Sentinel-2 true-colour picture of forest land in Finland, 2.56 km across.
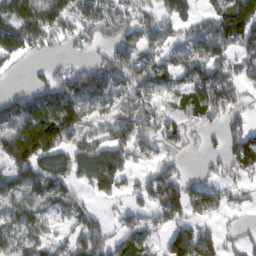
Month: February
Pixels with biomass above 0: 74%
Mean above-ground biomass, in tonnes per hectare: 92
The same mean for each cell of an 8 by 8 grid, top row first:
171 134 114 102 62 94 67 212
128 49 39 79 92 70 115 85
2 63 102 119 103 84 147 87
106 139 113 75 100 73 99 48
188 199 108 161 105 45 20 119
101 118 95 177 40 70 37 48
73 56 51 22 53 119 84 29
73 55 114 92 79 117 112 39
